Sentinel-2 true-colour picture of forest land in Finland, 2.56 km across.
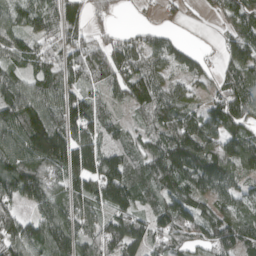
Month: April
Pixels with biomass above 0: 86%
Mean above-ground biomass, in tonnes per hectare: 100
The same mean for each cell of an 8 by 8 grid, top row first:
79 88 82 29 12 22 23 106
83 73 96 90 98 57 9 128
81 98 78 102 123 57 50 97
133 125 137 44 76 116 96 121
135 206 143 83 69 141 139 130
165 97 156 167 97 139 150 87
82 102 94 108 64 145 83 73
139 133 110 135 106 98 101 108
